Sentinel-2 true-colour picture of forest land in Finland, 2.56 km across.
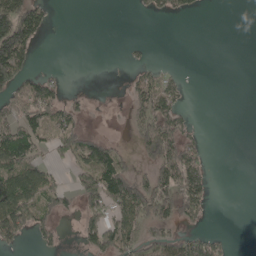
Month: May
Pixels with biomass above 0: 40%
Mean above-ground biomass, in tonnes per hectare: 48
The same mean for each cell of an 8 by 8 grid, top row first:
153 35 0 0 8 25 1 0
159 0 0 0 6 0 0 0
102 53 0 1 49 17 0 0
86 84 30 6 78 55 0 0
136 47 95 50 67 98 10 0
99 55 59 142 43 131 35 0
163 59 62 91 125 100 30 0
55 21 26 105 101 69 53 0
